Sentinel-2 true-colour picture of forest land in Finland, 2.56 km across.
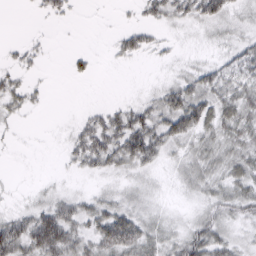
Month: March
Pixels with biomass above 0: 66%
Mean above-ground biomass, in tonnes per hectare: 23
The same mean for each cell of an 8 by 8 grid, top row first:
0 13 2 1 17 28 40 17
8 5 2 9 23 7 9 25
19 3 9 0 2 20 35 33
18 3 5 22 34 63 44 42
4 1 36 47 63 31 25 33
2 3 12 19 16 13 26 33
12 31 31 34 19 6 24 33
57 71 34 58 41 25 47 18
